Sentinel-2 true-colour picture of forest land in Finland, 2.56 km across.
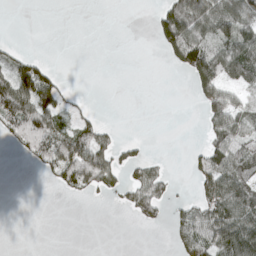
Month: April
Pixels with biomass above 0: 39%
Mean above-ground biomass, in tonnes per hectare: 35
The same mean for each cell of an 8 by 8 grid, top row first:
0 0 0 0 0 91 99 86
10 0 0 0 0 80 79 95
88 56 0 0 0 1 81 54
87 77 18 0 0 0 50 58
30 75 97 39 10 0 44 60
0 18 103 48 43 7 58 68
0 0 0 4 43 16 64 86
0 0 0 0 0 24 72 88
